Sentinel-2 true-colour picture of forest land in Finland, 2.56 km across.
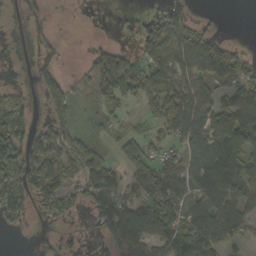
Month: October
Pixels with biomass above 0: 57%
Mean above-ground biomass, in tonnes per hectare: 54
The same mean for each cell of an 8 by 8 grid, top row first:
1 9 1 3 12 74 1 0
0 21 2 30 53 93 81 16
1 67 11 84 57 62 62 72
85 38 22 29 32 105 85 130
98 89 71 29 74 58 95 103
93 92 66 71 74 86 83 84
67 48 29 71 64 83 79 76
1 4 11 54 66 63 109 42
